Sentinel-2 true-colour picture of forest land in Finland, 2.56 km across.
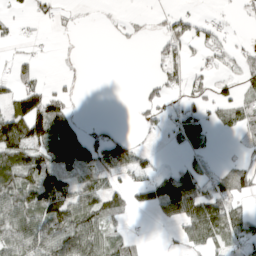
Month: April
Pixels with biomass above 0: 48%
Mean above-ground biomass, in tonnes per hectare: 42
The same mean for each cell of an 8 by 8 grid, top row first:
12 17 3 4 5 24 8 6
7 3 1 3 3 40 33 13
42 9 5 0 8 33 28 36
92 118 8 0 20 33 32 43
113 106 91 66 8 20 31 19
98 97 38 38 40 69 51 42
82 102 83 49 36 94 124 29
72 84 99 36 8 18 68 58
